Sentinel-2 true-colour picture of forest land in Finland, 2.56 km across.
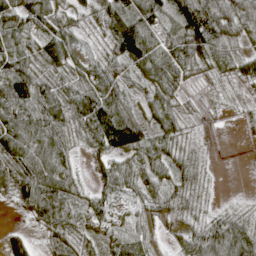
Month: April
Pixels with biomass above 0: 88%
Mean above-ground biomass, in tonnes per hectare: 52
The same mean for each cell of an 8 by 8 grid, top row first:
89 65 28 64 78 78 98 78
70 77 34 50 120 67 72 24
96 51 51 59 47 47 12 24
87 83 81 95 39 47 2 5
75 65 29 95 77 43 4 1
76 85 18 62 55 38 14 0
21 84 27 36 32 41 15 14
30 29 38 37 54 18 76 95
